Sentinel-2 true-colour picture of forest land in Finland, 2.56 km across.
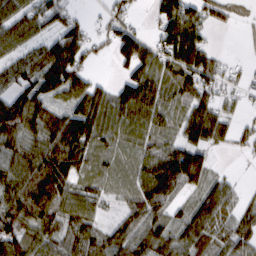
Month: March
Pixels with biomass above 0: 80%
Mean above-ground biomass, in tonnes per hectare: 72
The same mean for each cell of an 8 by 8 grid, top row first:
79 73 22 42 8 118 63 18
62 66 83 54 89 134 59 4
68 110 77 31 110 79 81 29
94 79 119 102 108 44 79 23
69 92 113 54 60 59 78 31
82 119 68 35 73 154 61 10
100 98 78 16 94 46 108 58
106 77 83 73 91 79 81 82
